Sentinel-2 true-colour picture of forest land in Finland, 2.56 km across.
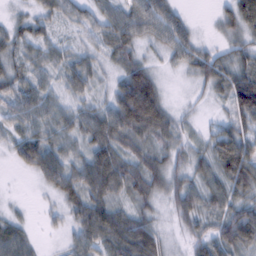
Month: February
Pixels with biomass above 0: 89%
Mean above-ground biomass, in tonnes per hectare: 50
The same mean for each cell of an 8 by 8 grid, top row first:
19 39 33 50 68 40 4 80
40 42 24 50 29 57 26 40
46 27 49 28 87 7 59 86
44 42 34 68 137 26 8 92
41 56 39 71 56 44 39 80
6 58 62 92 88 51 54 95
9 12 66 61 41 49 47 64
57 5 44 77 111 16 64 96
